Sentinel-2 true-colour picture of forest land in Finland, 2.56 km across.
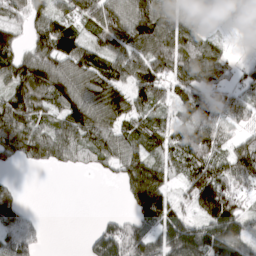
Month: March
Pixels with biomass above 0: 78%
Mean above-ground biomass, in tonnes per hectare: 86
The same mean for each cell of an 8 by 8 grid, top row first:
60 89 67 96 122 83 24 75
84 120 109 91 97 98 67 6
115 134 101 102 110 89 98 58
120 67 133 119 80 55 92 89
126 130 89 87 79 95 139 66
7 1 10 25 118 46 153 112
85 0 0 1 118 73 141 78
139 17 7 125 124 156 185 135
